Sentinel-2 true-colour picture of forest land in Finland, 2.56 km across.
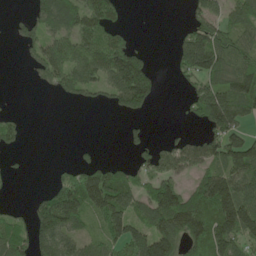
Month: May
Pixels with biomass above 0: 57%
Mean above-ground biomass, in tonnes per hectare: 88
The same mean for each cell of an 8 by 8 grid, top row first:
13 108 116 95 0 0 81 95
13 94 125 163 25 66 193 102
0 57 101 114 167 19 103 143
11 0 3 24 61 3 162 143
28 0 9 0 30 62 92 133
11 11 128 124 64 115 98 123
15 189 170 210 104 186 141 167
103 125 74 112 192 149 156 101
